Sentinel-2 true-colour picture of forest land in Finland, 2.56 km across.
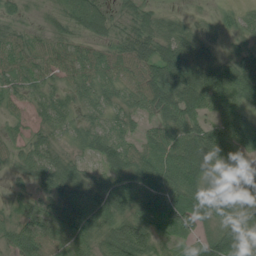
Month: July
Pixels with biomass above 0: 92%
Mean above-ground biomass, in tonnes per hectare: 63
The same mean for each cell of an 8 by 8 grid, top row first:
31 31 71 45 56 25 14 32
52 46 43 45 82 93 50 40
41 38 51 55 78 126 103 79
24 52 35 47 56 107 60 79
35 48 36 76 61 90 112 72
24 78 54 64 88 87 69 28
33 63 98 83 91 115 70 62
68 71 70 90 92 46 66 98
